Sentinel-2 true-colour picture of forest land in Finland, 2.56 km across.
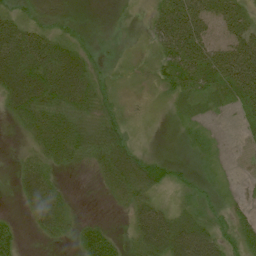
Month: July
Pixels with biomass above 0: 80%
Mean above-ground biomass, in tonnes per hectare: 39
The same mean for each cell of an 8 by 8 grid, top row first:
41 17 9 9 11 75 49 39
106 76 35 7 13 66 49 61
93 83 70 16 11 61 39 66
49 66 48 30 6 19 18 21
6 68 60 73 15 15 22 8
27 44 4 63 51 23 17 7
7 74 6 8 55 31 29 22
44 19 43 40 65 88 71 43
